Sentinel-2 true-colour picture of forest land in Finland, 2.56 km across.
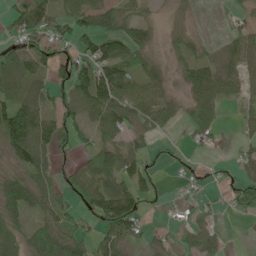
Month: June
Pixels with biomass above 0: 68%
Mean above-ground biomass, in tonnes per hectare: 51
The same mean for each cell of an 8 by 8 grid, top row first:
49 74 81 72 22 10 0 17
40 49 55 76 55 29 18 55
72 52 93 118 62 19 76 46
102 61 78 107 80 27 55 12
101 77 38 57 30 7 23 19
48 52 49 88 76 4 9 31
78 57 38 132 39 12 15 34
52 103 55 67 29 19 49 0
